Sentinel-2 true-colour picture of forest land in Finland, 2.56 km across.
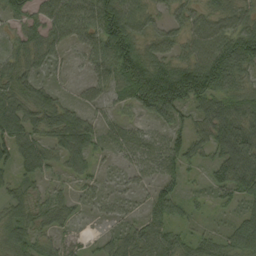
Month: September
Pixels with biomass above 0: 86%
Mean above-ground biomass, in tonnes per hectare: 61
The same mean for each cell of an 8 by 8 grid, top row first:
59 73 72 118 61 46 62 69
52 67 11 115 65 39 94 120
83 30 4 43 131 102 108 61
88 85 43 21 56 76 77 88
89 65 93 43 63 65 77 97
46 36 41 11 35 57 29 102
60 58 23 28 33 48 20 43
73 42 20 45 89 64 47 72
